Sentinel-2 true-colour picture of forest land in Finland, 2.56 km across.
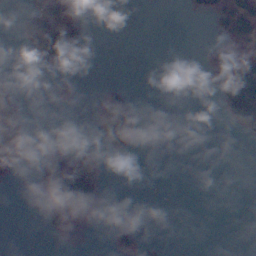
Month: November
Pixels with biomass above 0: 17%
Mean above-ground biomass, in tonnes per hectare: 26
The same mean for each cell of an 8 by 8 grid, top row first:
16 108 41 0 0 0 30 93
6 103 64 0 0 0 10 28
18 9 18 4 0 0 7 120
82 1 1 145 12 0 0 108
111 16 1 83 5 0 0 2
12 85 86 2 1 0 0 0
0 59 119 0 0 0 0 0
0 4 0 26 13 0 0 0
